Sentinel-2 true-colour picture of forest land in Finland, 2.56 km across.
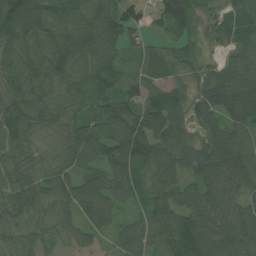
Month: July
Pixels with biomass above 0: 96%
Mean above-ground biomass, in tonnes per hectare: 89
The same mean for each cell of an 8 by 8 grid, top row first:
133 97 83 94 43 108 43 83
86 101 95 70 45 51 36 68
87 81 84 89 85 58 87 90
91 79 58 137 115 95 97 135
91 43 136 151 148 91 91 94
99 84 105 107 79 79 129 115
99 74 122 95 63 95 94 70
75 55 48 49 88 126 100 97
